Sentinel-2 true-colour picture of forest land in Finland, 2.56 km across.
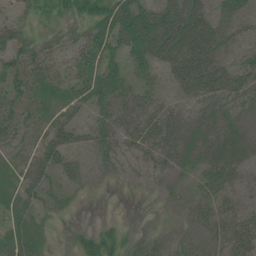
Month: July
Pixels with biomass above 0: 69%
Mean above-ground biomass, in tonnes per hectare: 28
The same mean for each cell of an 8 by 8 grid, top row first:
18 18 27 59 56 50 37 33
40 28 30 49 52 41 43 17
45 33 36 44 22 24 42 33
51 30 28 23 38 26 20 14
22 45 24 19 31 32 35 29
22 30 25 11 8 12 27 16
34 25 4 0 0 12 22 18
33 13 18 23 10 13 21 38
